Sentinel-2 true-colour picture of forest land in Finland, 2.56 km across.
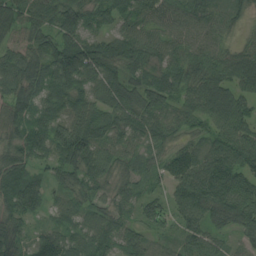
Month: August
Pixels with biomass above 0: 96%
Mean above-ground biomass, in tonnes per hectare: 76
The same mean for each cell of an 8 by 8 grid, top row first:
101 81 105 76 71 74 68 40
61 95 146 105 91 59 65 45
81 104 113 87 66 71 86 77
76 80 83 79 84 57 87 82
74 100 141 67 52 47 60 92
97 49 80 54 37 80 107 96
95 52 61 50 61 65 91 107
59 71 68 75 59 47 65 33
